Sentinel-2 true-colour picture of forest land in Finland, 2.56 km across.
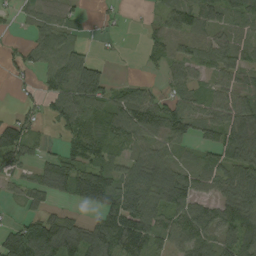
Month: August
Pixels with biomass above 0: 74%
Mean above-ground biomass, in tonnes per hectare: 66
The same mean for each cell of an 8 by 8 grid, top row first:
23 52 25 14 8 69 64 72
20 78 29 6 26 38 58 55
20 43 114 32 19 46 27 39
22 37 85 90 110 81 52 79
132 20 70 56 69 62 61 126
38 81 100 83 107 90 57 85
14 44 29 101 105 99 54 120
135 190 142 121 90 49 55 108
